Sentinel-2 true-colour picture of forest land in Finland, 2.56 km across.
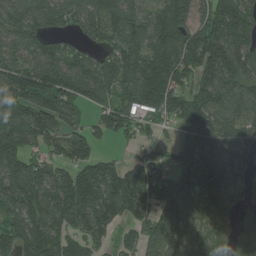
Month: July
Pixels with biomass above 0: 87%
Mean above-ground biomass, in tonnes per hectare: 134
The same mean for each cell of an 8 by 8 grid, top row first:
125 131 133 151 97 176 147 169
93 97 81 119 144 190 224 158
167 190 160 135 191 150 152 145
187 173 68 110 106 121 190 119
188 115 111 37 56 81 173 150
184 142 143 141 112 139 179 82
114 144 185 135 85 166 105 80
136 156 101 60 129 123 112 88
